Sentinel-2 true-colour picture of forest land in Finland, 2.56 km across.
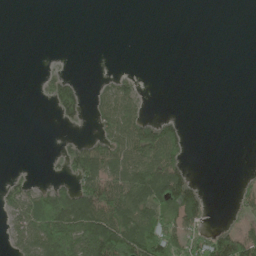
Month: June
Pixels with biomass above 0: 35%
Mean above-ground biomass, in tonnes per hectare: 37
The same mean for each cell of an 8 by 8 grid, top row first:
0 0 0 0 0 0 0 0
0 0 0 0 0 0 0 0
0 27 13 24 6 0 0 0
0 6 47 72 31 4 0 0
0 1 37 78 100 69 0 0
13 9 96 87 114 100 1 7
58 130 134 102 96 101 36 21
38 120 114 155 106 76 67 87
